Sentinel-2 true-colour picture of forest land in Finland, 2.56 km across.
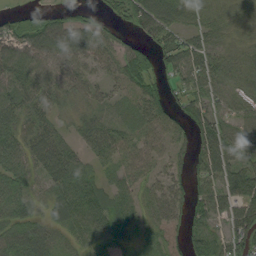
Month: August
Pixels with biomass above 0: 83%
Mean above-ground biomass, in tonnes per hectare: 46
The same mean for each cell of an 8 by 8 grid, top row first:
30 40 21 19 67 44 29 33
61 67 57 32 34 60 54 38
59 58 55 24 47 28 52 56
57 41 40 29 42 28 57 47
54 76 31 47 34 28 70 64
43 51 49 23 29 27 53 78
48 29 62 48 34 33 61 72
65 54 33 40 24 17 64 73
